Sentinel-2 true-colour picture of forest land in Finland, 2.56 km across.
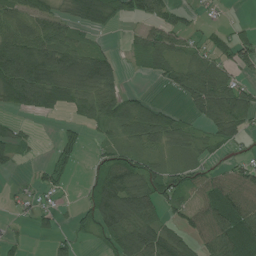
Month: July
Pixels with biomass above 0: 65%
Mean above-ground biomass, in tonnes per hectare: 54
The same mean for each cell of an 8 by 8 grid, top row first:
74 61 63 59 43 37 8 1
118 83 52 21 54 52 42 63
144 106 103 69 7 47 85 36
35 40 39 74 63 23 67 68
45 4 31 36 57 46 32 25
9 37 8 99 84 60 47 54
14 21 34 112 85 40 74 85
17 18 23 57 105 78 66 92
